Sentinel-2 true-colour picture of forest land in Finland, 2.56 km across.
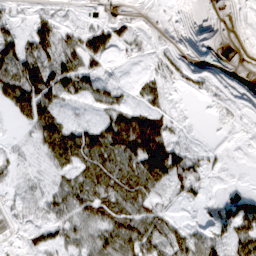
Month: March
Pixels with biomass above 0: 69%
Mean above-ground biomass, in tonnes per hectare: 41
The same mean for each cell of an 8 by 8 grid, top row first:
28 35 8 15 2 0 1 1
66 61 79 46 10 6 0 1
110 98 71 20 24 18 8 0
56 72 9 58 65 10 3 5
8 69 90 106 160 50 5 1
15 14 52 86 88 86 27 1
11 38 64 78 64 13 17 67
2 34 41 84 96 54 46 79
